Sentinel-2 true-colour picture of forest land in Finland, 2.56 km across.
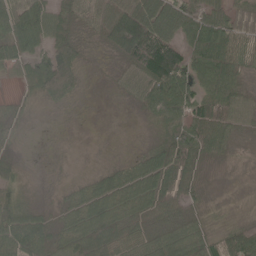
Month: May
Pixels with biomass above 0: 82%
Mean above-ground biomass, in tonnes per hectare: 61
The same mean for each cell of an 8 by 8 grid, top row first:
95 65 53 95 138 118 61 72
57 66 56 68 159 104 86 73
22 115 42 16 94 142 68 47
22 9 3 1 30 79 105 54
16 3 1 1 17 96 93 23
38 6 11 55 87 93 20 7
77 28 76 92 75 65 25 3
94 81 104 105 73 95 56 71
